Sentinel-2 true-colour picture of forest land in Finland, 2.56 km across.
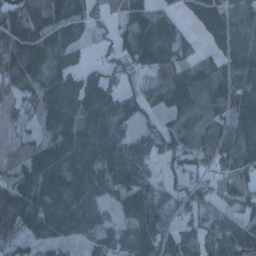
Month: January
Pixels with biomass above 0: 85%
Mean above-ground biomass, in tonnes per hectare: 91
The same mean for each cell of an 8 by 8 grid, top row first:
139 139 74 43 115 41 136 93
110 107 31 49 144 99 58 128
77 79 78 63 34 94 139 134
68 87 135 148 64 100 109 93
45 89 137 105 72 97 81 94
71 130 134 141 70 56 55 67
125 134 109 51 141 65 65 38
59 73 43 63 130 88 95 85
